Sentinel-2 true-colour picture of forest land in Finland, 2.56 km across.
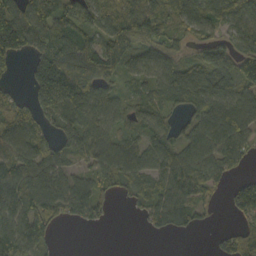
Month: October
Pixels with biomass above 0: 78%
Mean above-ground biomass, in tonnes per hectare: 79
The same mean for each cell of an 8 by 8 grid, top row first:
128 105 116 109 127 81 100 101
111 110 126 125 82 62 53 84
12 159 130 71 60 75 71 99
73 78 110 67 73 39 101 115
79 61 80 90 67 73 99 100
107 95 48 65 69 104 84 29
112 98 76 19 45 109 26 65
108 58 0 0 2 5 5 93
